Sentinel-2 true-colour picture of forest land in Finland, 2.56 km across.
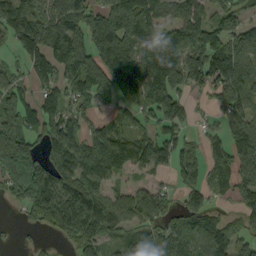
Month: September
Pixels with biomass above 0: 78%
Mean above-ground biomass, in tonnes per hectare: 103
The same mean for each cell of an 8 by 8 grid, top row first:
153 133 133 171 137 91 95 69
67 140 148 142 106 180 188 126
49 74 127 97 137 94 136 174
77 108 77 46 88 93 29 114
178 87 103 141 95 74 63 140
256 133 114 70 35 64 91 113
30 125 138 113 126 53 71 52
7 15 93 48 116 76 102 82
